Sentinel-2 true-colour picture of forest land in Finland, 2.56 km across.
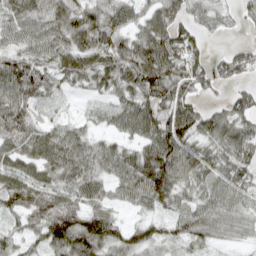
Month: April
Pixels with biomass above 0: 87%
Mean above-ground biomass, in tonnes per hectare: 68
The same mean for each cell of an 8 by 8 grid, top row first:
74 80 87 77 49 67 48 36
60 72 80 81 93 106 34 48
90 61 44 58 101 99 75 55
82 24 14 39 82 95 63 84
67 80 61 39 66 100 65 82
69 56 71 53 100 91 63 70
64 77 76 46 42 59 69 57
51 84 117 87 73 57 47 30
